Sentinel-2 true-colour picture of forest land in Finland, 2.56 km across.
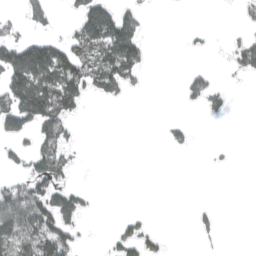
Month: April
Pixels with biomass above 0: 29%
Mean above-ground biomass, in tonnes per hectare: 44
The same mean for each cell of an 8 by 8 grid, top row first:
15 48 76 130 34 0 0 21
110 108 86 142 60 0 9 55
118 118 114 107 19 5 49 10
129 139 31 0 0 1 32 0
40 85 16 0 0 25 4 0
46 106 5 0 0 0 0 0
135 124 69 0 3 0 14 0
104 116 28 35 66 0 10 0
